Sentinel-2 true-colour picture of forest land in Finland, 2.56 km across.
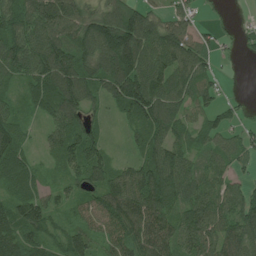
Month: July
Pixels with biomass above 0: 83%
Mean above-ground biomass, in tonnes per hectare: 90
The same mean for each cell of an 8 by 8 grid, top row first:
107 144 110 119 104 69 13 8
118 134 118 177 125 119 60 26
54 122 128 136 161 117 71 6
47 69 117 29 146 103 69 23
87 44 113 18 77 86 59 67
98 32 74 91 127 118 71 41
97 74 58 123 157 88 117 106
110 68 83 87 124 110 114 116
